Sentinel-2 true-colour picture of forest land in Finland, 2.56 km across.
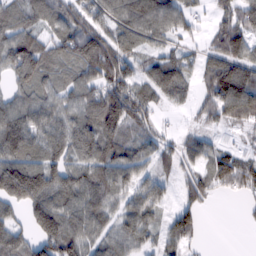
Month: February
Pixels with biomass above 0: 82%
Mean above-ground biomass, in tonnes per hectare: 72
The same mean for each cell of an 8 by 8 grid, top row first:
55 68 76 70 106 77 23 84
106 61 115 97 46 40 42 93
52 66 74 99 62 92 79 130
89 78 83 137 74 18 53 97
108 85 105 81 51 47 39 18
125 76 85 93 53 51 67 88
52 139 106 59 87 55 15 7
72 115 102 66 57 68 4 0
